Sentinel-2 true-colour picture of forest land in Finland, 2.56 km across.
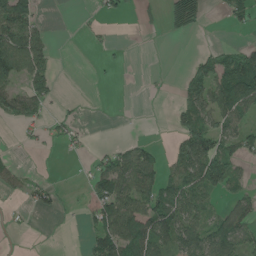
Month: June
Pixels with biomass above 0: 43%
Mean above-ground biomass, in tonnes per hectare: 42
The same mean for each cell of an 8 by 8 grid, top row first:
129 4 3 19 17 50 10 35
116 36 1 7 0 0 11 31
65 50 0 1 3 9 79 132
65 21 5 0 0 29 76 81
4 13 13 13 33 31 88 50
34 4 4 92 94 64 101 29
20 33 13 98 78 99 41 50
1 13 12 104 104 94 92 76
